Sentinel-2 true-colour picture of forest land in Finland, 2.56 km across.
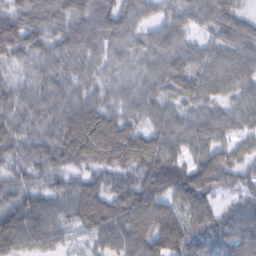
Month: February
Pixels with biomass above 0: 95%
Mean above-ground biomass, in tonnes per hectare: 70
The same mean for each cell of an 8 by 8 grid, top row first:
84 76 71 85 46 52 65 53
85 63 75 59 53 66 48 72
43 67 62 49 60 78 77 72
71 74 92 64 62 54 55 64
77 77 104 106 82 68 76 50
55 65 46 58 70 88 91 53
68 62 76 82 93 70 68 69
66 51 23 75 91 126 90 84
